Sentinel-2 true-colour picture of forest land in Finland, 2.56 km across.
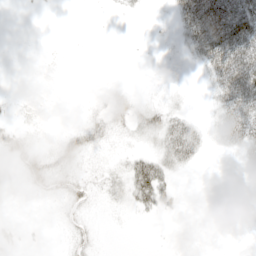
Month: April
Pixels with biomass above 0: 39%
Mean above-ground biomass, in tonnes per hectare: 18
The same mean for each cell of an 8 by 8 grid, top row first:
0 0 0 3 3 29 108 101
0 1 0 0 0 6 69 102
0 2 0 3 1 4 22 98
6 3 3 22 29 28 14 63
24 10 27 8 17 56 20 44
6 28 15 19 61 20 0 10
1 1 14 7 22 12 0 5
5 1 10 0 0 0 0 1
